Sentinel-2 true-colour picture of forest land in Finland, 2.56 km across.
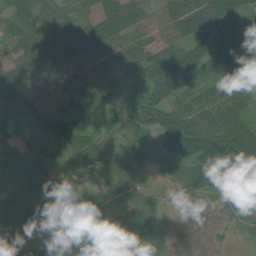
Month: July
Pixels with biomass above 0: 91%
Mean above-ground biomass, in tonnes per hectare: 64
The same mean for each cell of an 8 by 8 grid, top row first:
60 61 51 80 35 77 105 65
43 61 84 88 63 80 86 58
76 53 50 45 61 103 57 93
84 73 106 91 98 83 76 73
52 68 94 52 46 120 110 126
34 44 45 38 30 41 107 109
49 44 28 38 67 7 12 65
47 49 73 95 65 7 6 14
